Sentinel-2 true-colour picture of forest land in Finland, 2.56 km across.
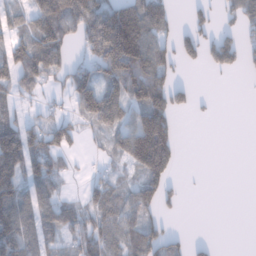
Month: January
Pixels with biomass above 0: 56%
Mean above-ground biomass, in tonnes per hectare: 69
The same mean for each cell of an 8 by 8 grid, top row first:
57 121 112 139 125 26 34 80
104 128 41 185 149 63 66 72
120 72 65 103 121 37 1 1
38 37 78 122 118 61 5 0
139 106 29 49 234 73 0 0
93 114 12 32 95 21 1 0
125 69 50 85 105 17 0 0
119 50 74 60 106 40 11 0
